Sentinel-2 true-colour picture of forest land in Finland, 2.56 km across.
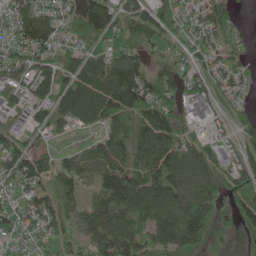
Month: May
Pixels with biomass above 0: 83%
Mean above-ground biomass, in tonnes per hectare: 82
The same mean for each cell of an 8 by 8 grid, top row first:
81 81 107 95 70 70 79 17
66 82 71 55 63 44 66 35
64 82 103 136 116 95 60 45
52 74 95 120 126 65 77 42
69 30 26 109 133 111 61 62
92 66 83 133 126 111 103 98
57 81 65 128 134 131 97 89
40 47 51 120 99 128 81 23
